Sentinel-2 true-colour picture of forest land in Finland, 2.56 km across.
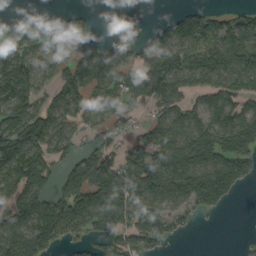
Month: September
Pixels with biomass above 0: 69%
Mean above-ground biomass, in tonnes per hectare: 95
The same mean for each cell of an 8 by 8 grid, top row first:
22 46 35 59 20 44 82 53
82 80 48 83 67 126 104 144
151 50 94 95 122 137 112 122
104 98 75 62 29 108 118 112
147 85 44 48 86 161 160 145
150 104 155 175 177 152 154 100
156 139 168 202 119 56 75 2
122 116 47 66 83 23 0 2
